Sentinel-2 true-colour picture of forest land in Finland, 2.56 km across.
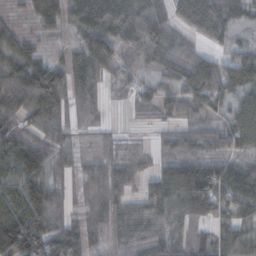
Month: October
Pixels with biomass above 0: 88%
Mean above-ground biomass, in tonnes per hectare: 68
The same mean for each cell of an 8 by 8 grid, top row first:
17 66 89 133 140 49 80 41
58 21 77 97 98 68 33 35
69 109 82 31 41 71 98 83
67 85 62 5 27 60 49 64
69 59 40 26 7 50 48 62
87 72 49 58 43 94 104 80
101 104 40 66 72 72 91 86
120 104 102 53 81 67 60 78
